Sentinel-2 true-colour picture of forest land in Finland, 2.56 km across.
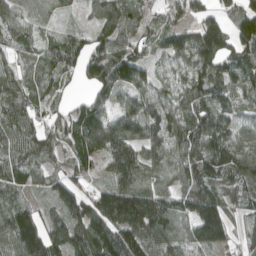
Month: April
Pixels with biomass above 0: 89%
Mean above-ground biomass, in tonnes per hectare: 91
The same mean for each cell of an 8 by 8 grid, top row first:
86 68 23 84 56 68 72 99
65 59 81 81 57 93 142 98
89 63 57 117 86 66 97 86
93 52 59 74 106 94 109 59
89 72 88 117 98 96 139 93
91 60 46 70 76 86 115 78
86 43 109 177 187 131 137 56
140 137 129 167 141 94 127 41
